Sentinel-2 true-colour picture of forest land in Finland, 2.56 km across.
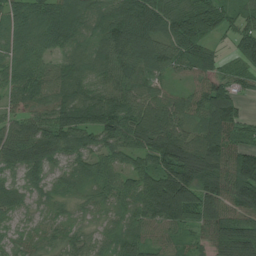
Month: July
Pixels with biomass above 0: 96%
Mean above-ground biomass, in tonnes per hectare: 92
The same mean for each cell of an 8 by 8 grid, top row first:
60 90 75 110 144 117 128 65
56 59 50 103 119 119 77 109
67 73 73 75 69 36 90 76
51 76 124 116 99 80 130 72
122 138 98 86 103 151 145 101
62 88 51 64 100 185 162 175
60 34 30 45 96 186 135 121
33 42 42 45 64 50 82 186
